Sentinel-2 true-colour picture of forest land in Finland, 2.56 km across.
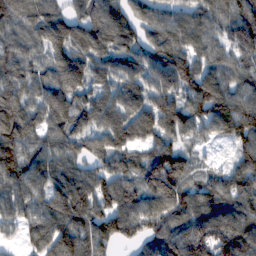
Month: February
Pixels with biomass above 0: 93%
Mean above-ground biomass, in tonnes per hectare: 108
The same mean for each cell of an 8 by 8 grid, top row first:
114 104 98 118 87 75 99 120
96 108 125 124 102 114 97 122
88 105 124 104 104 139 119 92
91 110 116 123 118 136 137 144
124 90 78 112 96 88 42 102
126 100 94 113 123 153 62 119
96 105 135 113 101 120 116 110
34 106 116 100 84 111 149 133
